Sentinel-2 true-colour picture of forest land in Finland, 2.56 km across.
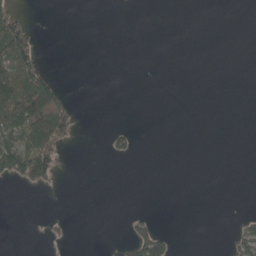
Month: May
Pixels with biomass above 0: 13%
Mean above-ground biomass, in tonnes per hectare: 16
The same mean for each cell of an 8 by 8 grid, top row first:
41 0 0 0 0 0 0 0
112 0 0 0 0 0 0 0
117 52 0 0 0 0 0 0
120 151 8 0 0 0 0 0
87 90 5 15 0 0 0 0
55 59 0 0 0 0 0 0
0 0 0 0 1 0 0 0
0 7 0 3 71 10 0 26
